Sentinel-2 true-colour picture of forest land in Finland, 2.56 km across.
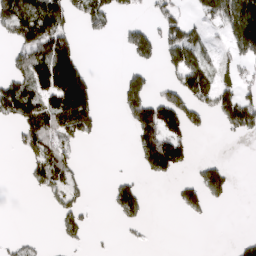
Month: March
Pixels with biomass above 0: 38%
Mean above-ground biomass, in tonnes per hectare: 66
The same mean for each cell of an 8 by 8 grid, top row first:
156 171 74 64 18 63 56 154
77 170 51 1 97 127 46 103
106 212 179 3 75 66 97 61
140 116 162 3 142 142 74 164
26 109 44 0 116 121 0 4
0 93 29 14 34 38 84 2
0 13 60 36 44 22 38 0
22 5 39 6 8 0 0 21
